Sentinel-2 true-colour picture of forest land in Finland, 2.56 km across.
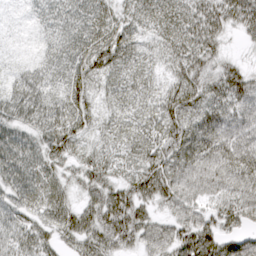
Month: March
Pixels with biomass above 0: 94%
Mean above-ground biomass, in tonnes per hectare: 47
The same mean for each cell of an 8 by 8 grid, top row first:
2 29 44 40 44 46 63 60
4 25 49 65 30 47 55 10
38 43 52 39 37 44 56 66
60 65 53 33 33 58 61 54
62 58 37 33 45 62 60 58
57 41 38 39 59 59 57 55
43 44 41 68 36 45 44 64
43 37 51 53 46 62 74 52
